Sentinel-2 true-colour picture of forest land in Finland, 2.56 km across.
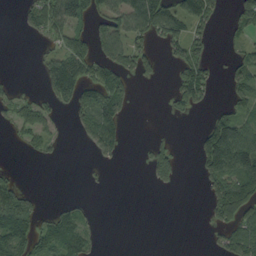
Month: September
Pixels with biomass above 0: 41%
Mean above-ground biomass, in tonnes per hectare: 45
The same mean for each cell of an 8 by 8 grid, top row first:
7 57 96 83 119 92 69 63
0 18 71 77 41 44 34 20
7 71 77 81 23 44 55 48
36 33 54 82 0 17 22 43
11 27 11 59 7 24 116 142
16 0 2 2 8 50 59 132
113 12 27 0 0 0 24 102
107 81 88 0 0 0 7 78
